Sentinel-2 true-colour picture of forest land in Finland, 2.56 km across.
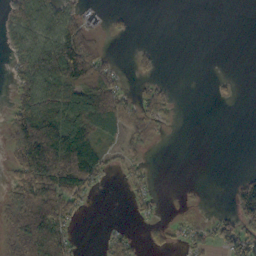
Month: October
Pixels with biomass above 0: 44%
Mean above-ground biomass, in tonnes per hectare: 37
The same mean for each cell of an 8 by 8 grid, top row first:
45 50 27 9 0 0 0 0
33 66 116 3 9 0 0 0
30 83 92 40 18 3 3 4
49 96 108 89 51 11 0 0
76 138 96 28 29 0 0 0
43 115 87 10 20 0 0 17
86 108 24 0 15 5 5 63
94 137 7 26 10 12 31 63
